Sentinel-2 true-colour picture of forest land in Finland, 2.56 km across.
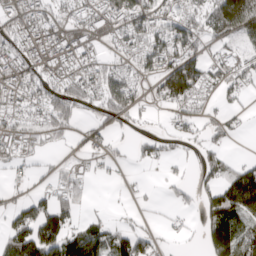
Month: April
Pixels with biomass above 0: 61%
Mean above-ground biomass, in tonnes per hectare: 71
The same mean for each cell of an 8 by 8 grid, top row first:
78 71 73 111 118 89 91 156
73 86 65 48 103 107 55 46
101 87 103 93 45 197 80 71
68 102 56 96 26 57 38 35
47 37 45 33 40 28 44 3
22 21 42 12 8 20 54 125
69 111 42 7 13 25 90 132
137 159 141 112 77 15 90 127
